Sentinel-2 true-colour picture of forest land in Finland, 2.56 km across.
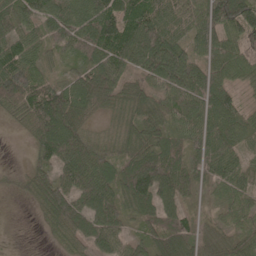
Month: May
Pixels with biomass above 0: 88%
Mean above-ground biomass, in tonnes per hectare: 70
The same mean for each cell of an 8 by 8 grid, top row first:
65 74 89 115 119 81 91 130
81 53 75 114 100 80 84 77
125 52 68 78 46 102 84 50
54 135 63 29 67 62 75 56
2 106 90 43 77 57 83 57
19 59 101 70 114 85 48 58
4 74 79 83 60 67 22 63
2 14 54 82 47 84 39 55
